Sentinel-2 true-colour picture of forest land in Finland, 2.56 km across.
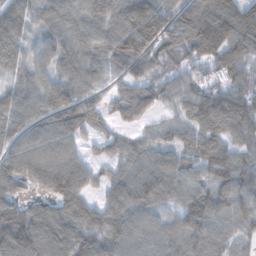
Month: November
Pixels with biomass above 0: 92%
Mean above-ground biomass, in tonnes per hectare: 95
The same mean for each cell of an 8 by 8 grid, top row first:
88 72 82 94 173 117 149 132
71 73 75 103 125 112 161 142
60 74 75 44 89 60 64 76
78 109 121 55 80 50 144 141
77 100 53 52 56 65 94 60
118 150 103 60 101 83 76 128
111 82 95 94 98 67 114 107
161 124 127 98 92 86 100 61
